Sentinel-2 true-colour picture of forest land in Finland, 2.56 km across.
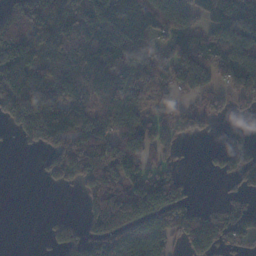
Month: November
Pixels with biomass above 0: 68%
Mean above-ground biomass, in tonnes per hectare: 102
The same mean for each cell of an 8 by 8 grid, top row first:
113 171 137 221 170 136 113 123
157 138 131 204 135 95 85 97
140 118 134 160 110 111 103 134
144 164 112 130 62 61 59 22
13 90 106 149 131 67 7 40
0 46 93 131 132 60 13 93
0 1 24 155 171 108 44 72
0 35 109 138 175 76 175 88
